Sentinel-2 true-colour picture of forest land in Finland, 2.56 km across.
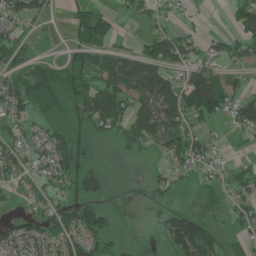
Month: June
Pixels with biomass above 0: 59%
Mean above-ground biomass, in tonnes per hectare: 47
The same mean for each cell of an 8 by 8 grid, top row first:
42 18 46 27 29 11 5 54
56 3 44 42 37 82 34 57
47 75 57 81 116 52 98 41
44 44 46 94 77 96 82 60
49 60 55 21 41 69 31 6
52 51 82 9 10 30 17 30
11 42 78 19 2 25 16 36
71 68 94 41 8 84 69 29
